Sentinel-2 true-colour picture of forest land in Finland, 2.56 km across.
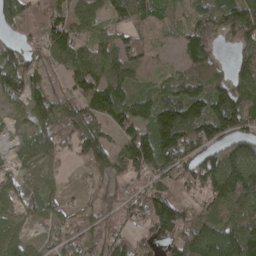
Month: April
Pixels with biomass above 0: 83%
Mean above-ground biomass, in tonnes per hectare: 84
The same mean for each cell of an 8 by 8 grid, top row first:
105 84 84 49 68 35 69 150
61 103 68 92 69 37 65 68
99 33 65 111 40 65 93 117
36 70 103 129 105 172 144 136
29 91 99 64 160 183 103 81
41 36 6 89 89 75 131 180
35 46 36 55 101 111 55 96
45 25 58 84 49 89 123 161
